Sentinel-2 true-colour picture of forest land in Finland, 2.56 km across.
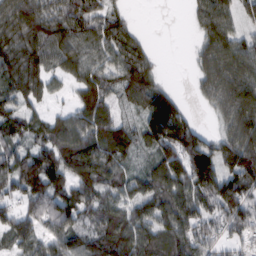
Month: February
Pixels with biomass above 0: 85%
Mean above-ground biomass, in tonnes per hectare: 89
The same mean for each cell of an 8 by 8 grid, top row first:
143 102 107 61 0 0 98 62
126 108 102 86 49 0 80 88
115 69 74 62 100 4 81 115
75 41 83 58 95 112 22 128
70 97 148 120 60 142 90 128
115 130 120 90 60 137 156 132
70 101 114 101 78 118 92 102
78 78 91 117 96 97 73 53
